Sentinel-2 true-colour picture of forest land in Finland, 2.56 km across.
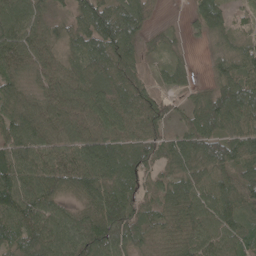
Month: May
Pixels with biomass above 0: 91%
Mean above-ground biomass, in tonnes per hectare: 70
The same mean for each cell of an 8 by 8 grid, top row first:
96 53 63 90 57 2 87 25
92 65 68 85 36 20 19 55
57 62 76 81 35 40 24 87
72 78 76 87 69 24 87 100
87 79 80 83 78 56 82 82
103 93 95 77 52 63 75 68
106 89 59 108 50 75 90 76
75 103 97 95 48 67 79 74
